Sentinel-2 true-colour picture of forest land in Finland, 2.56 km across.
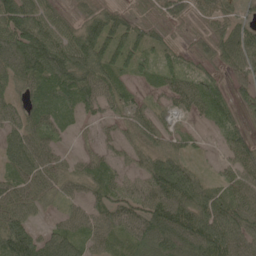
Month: May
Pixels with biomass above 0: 88%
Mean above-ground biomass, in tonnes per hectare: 57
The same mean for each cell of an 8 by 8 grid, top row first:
103 69 42 62 43 57 60 39
112 113 102 82 52 33 62 90
66 89 85 60 27 48 48 40
43 54 35 31 34 25 40 34
54 42 10 24 40 31 11 49
50 50 44 47 65 91 17 68
51 22 32 58 79 89 66 67
110 57 48 43 83 90 101 66
